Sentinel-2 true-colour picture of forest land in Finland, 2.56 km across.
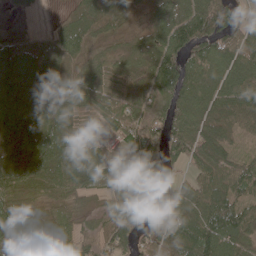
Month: May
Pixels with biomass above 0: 89%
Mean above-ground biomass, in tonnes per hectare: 64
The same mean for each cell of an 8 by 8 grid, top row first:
10 9 68 49 27 105 133 51
50 63 63 39 65 101 93 82
50 100 65 65 58 105 59 66
63 77 47 69 65 63 55 78
54 92 60 35 87 67 68 37
57 61 60 62 76 23 58 71
51 44 40 44 71 73 94 77
63 56 40 79 44 64 104 65
